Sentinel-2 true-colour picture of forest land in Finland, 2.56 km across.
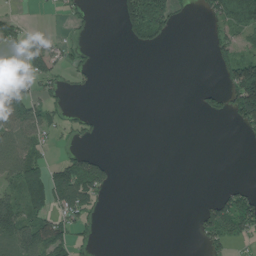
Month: July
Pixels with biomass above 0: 32%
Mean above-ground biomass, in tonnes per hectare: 39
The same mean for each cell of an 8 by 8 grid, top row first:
24 2 21 5 214 50 33 112
27 56 19 0 36 0 18 46
75 43 19 0 0 0 0 134
82 55 18 0 0 0 33 95
83 26 18 0 0 0 0 5
91 101 136 33 0 0 0 0
97 100 93 3 0 0 55 124
112 117 32 0 0 0 47 34
